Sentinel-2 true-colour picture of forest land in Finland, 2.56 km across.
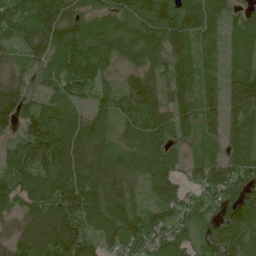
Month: June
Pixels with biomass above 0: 91%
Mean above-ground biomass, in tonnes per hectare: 114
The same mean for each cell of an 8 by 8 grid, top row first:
122 177 96 124 146 159 153 63
59 118 163 125 147 122 72 74
61 69 166 61 116 116 78 128
141 131 81 100 130 104 90 124
87 215 176 86 90 76 48 113
166 157 167 117 80 90 95 119
102 156 179 130 76 104 68 126
106 163 156 88 116 88 59 93
